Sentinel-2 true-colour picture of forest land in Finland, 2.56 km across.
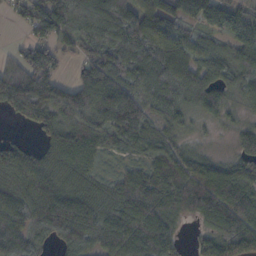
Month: October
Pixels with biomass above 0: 88%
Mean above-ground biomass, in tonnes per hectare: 102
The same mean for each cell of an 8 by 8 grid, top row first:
31 154 132 163 133 143 155 100
27 83 70 128 135 118 94 113
146 106 69 128 130 150 109 92
69 132 131 151 100 91 65 34
49 55 120 72 71 53 19 55
99 100 79 32 78 106 107 113
115 136 134 108 127 93 138 164
121 73 136 112 132 59 65 128
